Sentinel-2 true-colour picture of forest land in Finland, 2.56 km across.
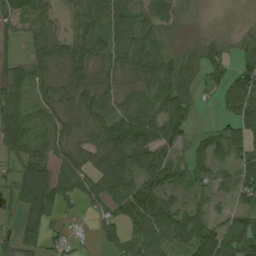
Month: August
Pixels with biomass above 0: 80%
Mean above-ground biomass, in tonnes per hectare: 50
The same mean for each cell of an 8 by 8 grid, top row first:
66 42 51 73 51 45 9 5
13 67 55 67 73 9 37 34
43 42 56 45 63 73 33 66
50 40 58 58 69 79 4 89
45 43 47 90 86 52 43 54
38 76 58 73 67 36 39 55
28 75 20 40 82 46 27 36
34 40 18 29 57 50 95 77
